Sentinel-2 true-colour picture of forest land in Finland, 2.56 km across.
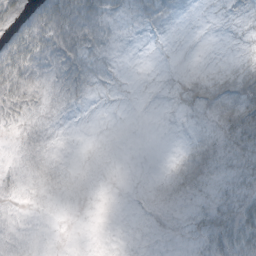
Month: October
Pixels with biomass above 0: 44%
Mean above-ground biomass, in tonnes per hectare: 9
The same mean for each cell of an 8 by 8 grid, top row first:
31 46 36 11 9 3 0 2
48 40 26 4 0 0 0 1
34 11 15 2 0 0 3 8
19 7 2 0 0 1 4 20
3 5 0 0 0 0 7 20
6 4 0 0 0 4 9 15
5 1 0 0 1 3 11 23
4 0 0 0 1 2 19 35
